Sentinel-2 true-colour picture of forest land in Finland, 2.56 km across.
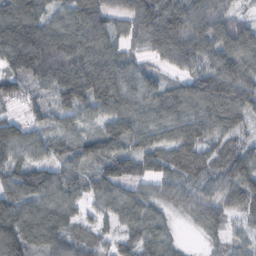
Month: October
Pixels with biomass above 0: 93%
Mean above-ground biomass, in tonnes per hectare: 82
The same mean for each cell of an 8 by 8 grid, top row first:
125 71 79 56 122 137 132 60
142 39 53 63 68 150 120 127
79 52 65 86 87 46 131 134
21 55 54 77 83 94 109 112
105 68 61 79 75 99 90 57
80 92 62 90 64 71 69 127
103 92 49 69 74 44 86 87
137 102 58 39 82 30 25 39
